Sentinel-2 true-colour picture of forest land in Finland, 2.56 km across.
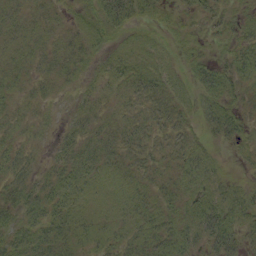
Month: September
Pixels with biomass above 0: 85%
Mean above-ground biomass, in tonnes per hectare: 21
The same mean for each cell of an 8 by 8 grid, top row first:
8 8 14 45 24 13 22 12
10 13 24 18 22 16 11 24
13 16 15 29 33 21 35 34
14 8 21 16 21 26 28 22
18 9 29 21 17 18 16 20
24 19 24 15 13 20 29 6
27 29 19 13 18 19 36 33
27 30 21 18 23 28 33 26
